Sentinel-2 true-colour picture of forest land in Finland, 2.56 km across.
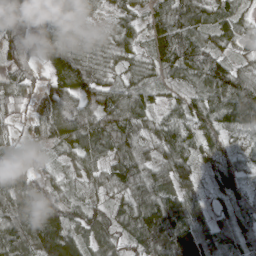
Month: April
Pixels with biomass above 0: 94%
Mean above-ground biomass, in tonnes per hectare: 66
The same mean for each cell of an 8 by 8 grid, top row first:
103 34 36 24 41 87 42 35
77 69 43 35 28 101 65 23
68 57 88 35 38 29 72 68
35 79 105 88 57 41 66 113
39 48 71 62 57 83 51 26
64 51 43 64 83 93 34 57
83 119 54 55 120 91 39 60
95 139 85 58 120 135 97 75
